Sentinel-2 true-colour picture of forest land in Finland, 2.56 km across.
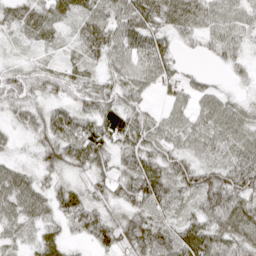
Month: April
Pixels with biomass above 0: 88%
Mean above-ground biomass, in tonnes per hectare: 45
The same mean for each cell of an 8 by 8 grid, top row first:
40 42 43 59 68 57 45 39
13 13 34 58 65 37 27 23
49 37 37 41 52 37 15 11
30 41 43 60 37 39 47 42
13 45 66 49 59 38 39 49
46 25 23 49 76 77 55 69
55 34 51 31 62 46 65 59
28 43 19 47 67 68 74 55
